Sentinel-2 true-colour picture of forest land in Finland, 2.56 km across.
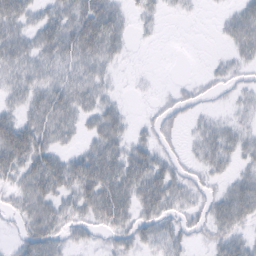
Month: February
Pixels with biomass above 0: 69%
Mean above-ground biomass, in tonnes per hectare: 25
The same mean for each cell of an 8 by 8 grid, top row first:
43 29 49 42 13 4 1 29
38 39 50 30 1 0 0 22
26 29 34 10 2 3 9 10
21 44 31 24 3 17 7 9
64 32 14 39 21 10 29 25
28 52 42 47 46 25 15 19
18 35 28 48 29 20 21 41
12 42 13 17 24 23 15 23
